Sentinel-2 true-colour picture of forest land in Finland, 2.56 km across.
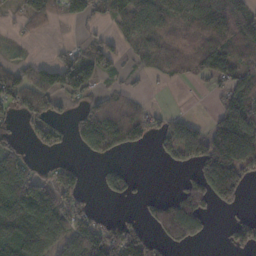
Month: November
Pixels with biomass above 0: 59%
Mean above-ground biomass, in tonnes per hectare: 75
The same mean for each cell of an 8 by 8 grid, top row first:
28 60 78 84 170 122 125 63
11 7 33 61 76 58 85 56
89 94 118 18 20 26 43 63
61 66 63 84 45 18 13 115
49 54 57 116 45 100 122 187
148 59 45 81 5 11 132 97
172 142 67 5 32 124 76 29
172 122 98 125 92 94 22 73
